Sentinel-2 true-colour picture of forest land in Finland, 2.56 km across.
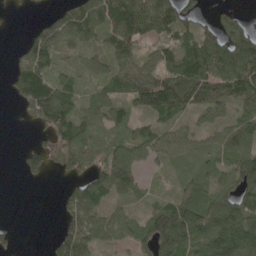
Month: May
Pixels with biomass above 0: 71%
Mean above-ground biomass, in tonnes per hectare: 70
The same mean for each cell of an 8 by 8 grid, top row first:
1 24 96 120 94 78 18 27
18 87 53 80 40 68 126 131
70 91 40 65 88 132 137 128
11 99 66 58 32 71 58 54
2 59 79 54 80 71 45 91
7 31 74 139 37 28 54 108
0 0 149 40 32 100 123 108
13 15 139 73 64 132 121 125
